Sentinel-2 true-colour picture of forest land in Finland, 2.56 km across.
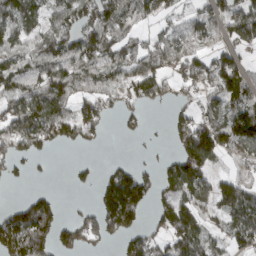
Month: March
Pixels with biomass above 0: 65%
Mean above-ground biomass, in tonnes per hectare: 82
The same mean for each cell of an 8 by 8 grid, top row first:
94 63 114 100 63 49 61 92
63 79 117 78 67 110 64 63
91 111 95 58 117 67 94 99
97 136 82 39 37 29 61 106
88 71 51 1 9 68 182 112
32 6 19 72 63 135 79 34
64 110 21 192 100 142 52 121
180 128 93 47 81 116 76 90
